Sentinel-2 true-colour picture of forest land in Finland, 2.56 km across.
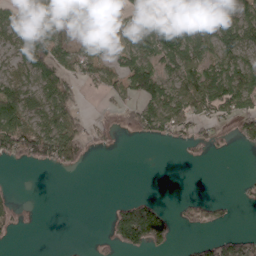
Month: April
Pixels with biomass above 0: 52%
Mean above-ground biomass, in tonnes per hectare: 58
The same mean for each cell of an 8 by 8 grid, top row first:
54 60 71 104 130 70 68 84
85 126 73 110 72 112 74 97
82 104 67 60 140 74 96 128
98 116 45 18 76 85 59 83
106 113 68 14 8 18 29 22
0 1 2 0 0 0 0 4
18 0 0 29 125 14 38 7
6 0 0 47 166 33 32 57
